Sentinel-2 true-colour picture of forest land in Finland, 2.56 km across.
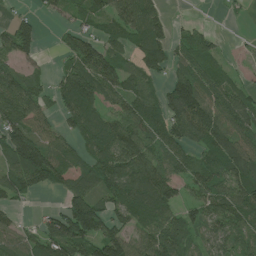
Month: June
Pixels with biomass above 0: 75%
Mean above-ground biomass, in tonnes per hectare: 72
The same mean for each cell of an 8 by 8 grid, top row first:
25 16 42 72 83 8 1 8
97 4 93 57 79 55 65 9
59 29 106 94 56 78 78 24
94 39 88 57 88 115 97 94
142 87 46 112 88 83 91 87
84 102 74 109 123 59 67 88
26 16 150 77 102 63 82 84
60 108 129 115 68 71 55 63
